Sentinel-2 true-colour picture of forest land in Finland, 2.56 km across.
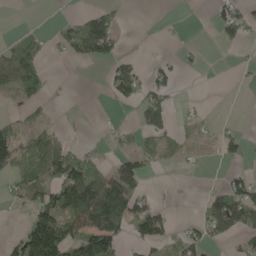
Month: May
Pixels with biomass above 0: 40%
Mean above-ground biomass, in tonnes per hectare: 44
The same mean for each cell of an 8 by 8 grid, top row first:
1 1 35 49 0 2 7 61
64 17 67 73 1 9 3 13
98 46 0 62 57 31 0 4
23 15 3 6 60 22 6 0
97 82 20 13 38 26 14 35
63 56 130 86 58 2 1 32
13 102 127 171 59 8 46 106
50 164 102 113 54 31 41 31
